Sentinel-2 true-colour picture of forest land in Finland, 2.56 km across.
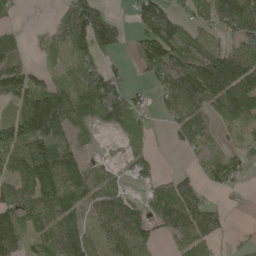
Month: May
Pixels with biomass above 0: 70%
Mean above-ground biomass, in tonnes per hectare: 76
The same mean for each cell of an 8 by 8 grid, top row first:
19 8 153 62 72 47 71 138
51 39 99 92 74 102 76 57
91 43 93 99 31 113 158 187
80 180 101 107 44 80 74 115
117 124 35 4 45 26 36 30
107 139 104 31 44 63 47 42
109 103 72 86 52 121 66 9
88 75 76 64 65 45 60 8
